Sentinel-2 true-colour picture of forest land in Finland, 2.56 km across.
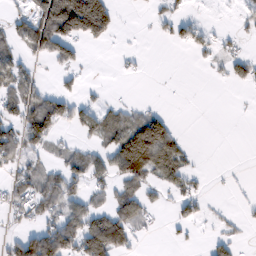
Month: February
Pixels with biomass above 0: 39%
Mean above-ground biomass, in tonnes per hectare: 39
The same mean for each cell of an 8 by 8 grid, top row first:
22 105 212 72 3 33 1 14
38 75 31 5 2 15 21 15
57 6 18 2 4 0 4 32
44 94 47 37 34 4 0 1
69 42 22 58 143 56 0 0
47 50 53 58 61 52 7 2
42 54 58 59 45 23 10 6
43 117 99 121 9 8 15 13
